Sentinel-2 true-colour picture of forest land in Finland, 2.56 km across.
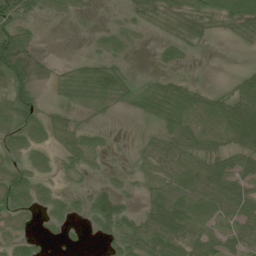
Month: July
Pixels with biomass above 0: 69%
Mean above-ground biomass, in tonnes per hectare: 34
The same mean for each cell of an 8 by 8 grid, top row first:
58 14 9 6 28 40 43 55
90 1 1 23 3 30 6 11
66 13 57 63 17 28 4 25
52 22 27 15 38 59 44 65
29 26 39 9 21 48 34 47
42 20 18 12 21 44 58 55
43 30 23 60 33 87 53 49
29 12 4 32 54 63 47 43
